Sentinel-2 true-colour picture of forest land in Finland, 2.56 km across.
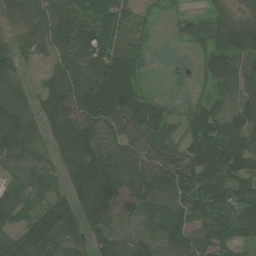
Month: July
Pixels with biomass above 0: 89%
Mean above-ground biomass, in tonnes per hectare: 91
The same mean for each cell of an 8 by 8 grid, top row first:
68 125 102 83 18 21 45 52
63 86 141 92 30 2 42 136
86 76 81 157 33 0 46 102
123 130 122 119 101 22 66 94
120 75 172 105 87 57 102 110
51 66 172 204 140 123 96 82
113 107 133 157 92 67 81 86
130 129 67 95 81 109 92 72
